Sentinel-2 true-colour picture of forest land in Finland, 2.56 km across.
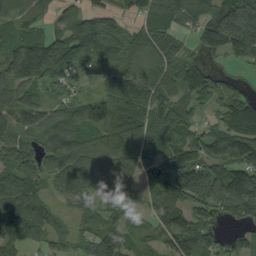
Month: September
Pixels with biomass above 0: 87%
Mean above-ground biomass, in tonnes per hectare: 88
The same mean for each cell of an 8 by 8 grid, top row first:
79 36 66 43 61 84 97 183
97 138 127 94 91 53 88 122
104 80 49 76 86 80 75 20
94 65 77 96 101 106 36 151
85 82 100 70 88 109 93 128
107 77 152 128 62 110 126 125
131 65 56 80 43 101 73 104
72 54 59 118 52 111 99 38
